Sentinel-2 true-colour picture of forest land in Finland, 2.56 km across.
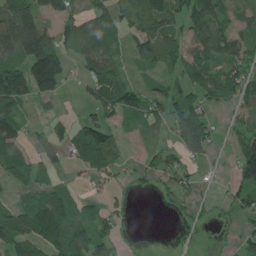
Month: July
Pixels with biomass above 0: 64%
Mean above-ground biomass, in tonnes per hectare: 70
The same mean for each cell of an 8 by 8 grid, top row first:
153 70 64 91 100 65 147 52
146 157 93 72 92 68 109 63
142 189 43 86 25 56 86 89
93 18 20 78 83 93 53 44
98 77 88 84 28 78 78 64
63 29 18 41 30 64 6 83
65 128 56 35 0 15 10 54
112 113 92 63 1 5 2 42
